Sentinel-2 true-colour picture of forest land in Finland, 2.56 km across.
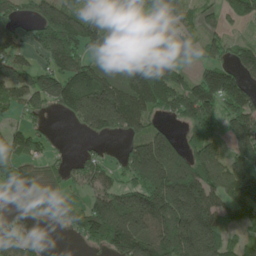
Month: May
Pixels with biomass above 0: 74%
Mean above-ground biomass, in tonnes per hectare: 134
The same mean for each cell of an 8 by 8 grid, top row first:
98 168 133 163 76 76 44 80
112 167 149 196 79 77 78 74
143 136 190 135 216 103 163 137
67 57 194 272 141 110 176 172
125 47 9 11 174 107 145 156
186 95 79 62 230 297 146 154
53 184 108 197 218 268 186 115
63 8 55 183 170 255 230 71
